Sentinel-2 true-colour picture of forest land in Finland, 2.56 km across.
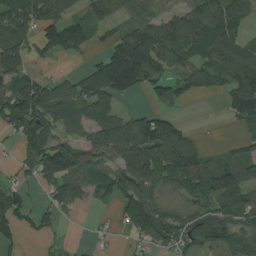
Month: August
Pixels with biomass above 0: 69%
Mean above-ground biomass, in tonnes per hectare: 85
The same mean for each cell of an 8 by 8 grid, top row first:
115 102 57 43 57 75 137 89
120 70 77 100 181 152 138 88
110 49 64 170 119 65 74 118
161 118 69 69 56 27 0 120
51 128 96 148 162 172 14 48
28 122 90 83 134 109 120 104
83 47 35 28 118 46 70 89
39 19 5 13 53 65 72 69
